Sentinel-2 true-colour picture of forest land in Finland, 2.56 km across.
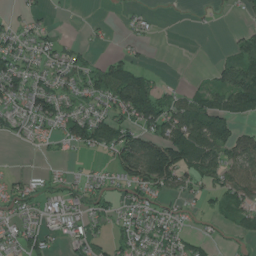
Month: June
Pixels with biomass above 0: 58%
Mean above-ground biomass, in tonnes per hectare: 44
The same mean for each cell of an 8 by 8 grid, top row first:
16 12 0 2 17 1 7 12
43 40 23 7 10 0 0 45
72 39 55 102 59 3 23 93
41 71 51 59 99 68 86 61
8 15 49 79 86 123 106 75
25 24 20 28 93 78 59 71
47 36 37 31 55 26 22 53
49 43 55 39 44 52 24 28
